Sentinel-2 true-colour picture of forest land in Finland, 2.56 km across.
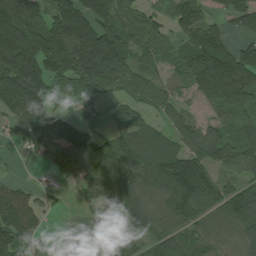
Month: July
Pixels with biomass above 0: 79%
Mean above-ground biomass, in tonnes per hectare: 104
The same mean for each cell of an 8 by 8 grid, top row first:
196 94 157 112 51 78 72 107
212 180 224 221 61 45 156 72
195 124 156 150 75 51 178 153
139 117 15 31 50 69 38 113
41 127 142 105 130 86 119 109
10 20 98 177 124 168 104 86
174 31 23 91 112 129 90 158
122 22 9 79 60 76 75 70
